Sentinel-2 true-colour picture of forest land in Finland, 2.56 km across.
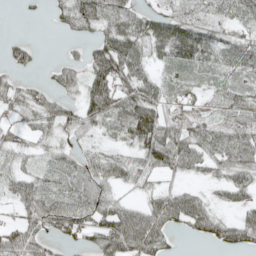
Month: May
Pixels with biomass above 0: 74%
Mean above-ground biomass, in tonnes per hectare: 47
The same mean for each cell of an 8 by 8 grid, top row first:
2 10 71 58 52 52 46 46
31 0 14 80 65 86 71 64
23 18 47 103 64 34 22 33
35 51 45 78 99 43 23 47
35 28 24 19 75 87 66 76
37 30 51 54 39 27 26 47
35 62 66 61 39 71 43 32
57 37 28 71 81 14 31 55
